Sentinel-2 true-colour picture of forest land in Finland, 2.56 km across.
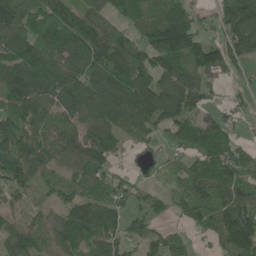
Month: June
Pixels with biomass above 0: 84%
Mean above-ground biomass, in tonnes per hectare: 94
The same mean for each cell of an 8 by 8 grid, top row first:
130 137 108 77 68 106 32 144
130 118 151 137 103 170 102 113
153 143 122 129 124 102 53 25
108 81 127 139 121 119 41 36
135 104 120 97 39 41 113 53
83 51 78 70 29 34 128 108
41 46 115 98 45 47 120 129
96 63 102 91 66 45 38 169
